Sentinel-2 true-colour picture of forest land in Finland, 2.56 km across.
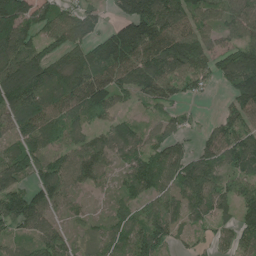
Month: June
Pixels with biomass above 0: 85%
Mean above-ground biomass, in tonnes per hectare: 93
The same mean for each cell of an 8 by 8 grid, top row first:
159 94 95 39 168 137 89 92
139 68 103 155 143 135 90 111
150 121 142 104 118 108 63 134
123 123 99 71 29 48 6 86
73 78 80 99 89 83 76 117
118 102 94 40 128 109 100 81
121 94 33 36 70 59 90 98
56 99 40 73 108 44 36 76
